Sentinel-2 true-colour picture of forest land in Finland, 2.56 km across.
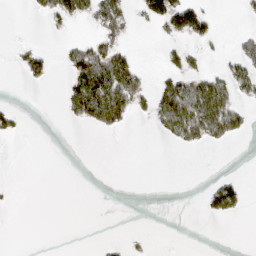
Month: March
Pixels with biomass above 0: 21%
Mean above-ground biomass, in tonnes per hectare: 26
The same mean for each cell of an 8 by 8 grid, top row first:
0 32 42 89 37 92 33 4
9 5 43 54 0 21 9 32
3 24 84 134 34 52 62 70
22 0 73 127 19 146 136 42
1 0 0 0 0 29 36 7
0 0 0 0 0 0 1 8
1 0 0 0 0 0 27 31
0 0 0 2 5 0 0 0
